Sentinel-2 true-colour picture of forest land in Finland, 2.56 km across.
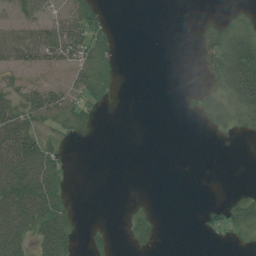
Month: July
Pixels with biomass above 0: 38%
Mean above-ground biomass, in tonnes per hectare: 22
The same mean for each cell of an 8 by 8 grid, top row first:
25 29 39 6 0 0 5 15
56 52 46 18 0 0 38 50
14 17 31 13 0 0 21 90
44 45 29 2 0 1 21 33
79 30 2 0 0 0 1 1
88 67 0 0 0 0 0 0
86 66 4 0 6 0 12 26
66 66 10 7 15 0 2 8
